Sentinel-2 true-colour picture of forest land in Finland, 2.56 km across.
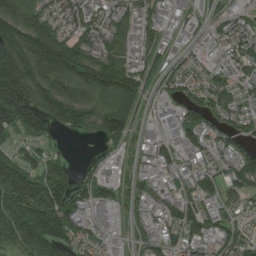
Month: July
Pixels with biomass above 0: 83%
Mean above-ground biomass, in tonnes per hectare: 105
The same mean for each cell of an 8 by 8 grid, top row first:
161 101 105 89 74 58 39 45
251 249 143 120 82 38 48 92
256 197 158 193 89 57 76 73
234 184 166 208 57 76 96 81
55 50 8 66 55 87 76 66
198 151 56 48 54 54 76 112
165 206 97 73 59 87 74 62
154 223 72 42 67 68 75 73
